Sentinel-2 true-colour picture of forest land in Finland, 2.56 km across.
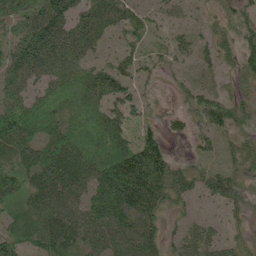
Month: June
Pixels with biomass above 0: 85%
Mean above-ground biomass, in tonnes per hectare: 58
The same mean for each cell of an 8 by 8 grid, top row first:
82 108 59 61 43 37 21 29
72 100 68 28 30 38 35 37
65 63 69 54 16 17 29 17
102 99 77 57 29 19 55 31
81 77 96 106 68 4 31 29
66 87 85 158 125 66 40 33
36 66 71 141 96 29 22 24
51 74 59 73 74 34 51 22
